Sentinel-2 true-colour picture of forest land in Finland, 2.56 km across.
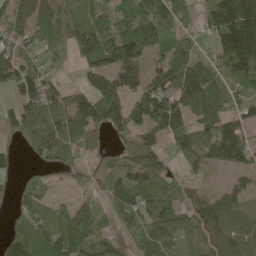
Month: May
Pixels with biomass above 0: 80%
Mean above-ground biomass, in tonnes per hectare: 88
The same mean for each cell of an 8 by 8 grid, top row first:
88 85 87 86 134 132 80 167
85 72 100 157 130 117 32 162
106 67 38 126 101 107 94 86
80 114 154 153 153 146 99 63
28 127 90 31 112 85 98 105
30 41 28 64 91 37 24 49
49 68 50 58 71 72 99 79
92 105 99 54 80 69 78 99
